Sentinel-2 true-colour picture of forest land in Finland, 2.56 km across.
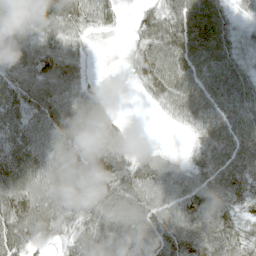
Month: April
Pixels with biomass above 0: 91%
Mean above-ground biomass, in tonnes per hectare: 63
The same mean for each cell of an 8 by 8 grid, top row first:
69 87 63 30 37 69 85 23
70 70 33 7 56 78 84 41
73 79 49 6 55 77 71 60
60 80 76 25 3 51 76 66
56 63 83 75 13 3 70 67
63 68 79 97 82 59 69 66
94 81 70 90 88 74 77 52
80 47 66 89 86 89 78 58
